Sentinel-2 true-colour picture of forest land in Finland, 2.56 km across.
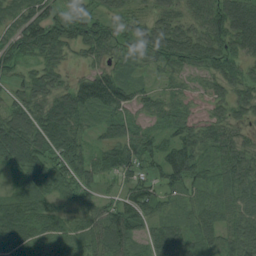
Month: August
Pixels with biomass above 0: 91%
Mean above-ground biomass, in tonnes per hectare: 61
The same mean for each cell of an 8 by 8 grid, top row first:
55 76 63 48 37 53 78 84
70 70 39 58 61 80 74 59
35 74 48 80 21 23 34 47
61 88 76 58 33 36 28 36
131 98 66 60 66 71 60 48
34 82 72 44 57 83 43 65
90 63 59 61 70 27 57 61
93 65 57 82 45 76 53 79
